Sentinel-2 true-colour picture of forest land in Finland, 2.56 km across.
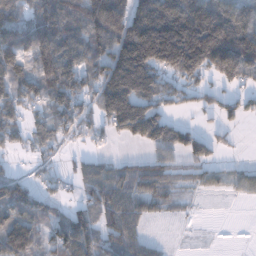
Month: December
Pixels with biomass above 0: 71%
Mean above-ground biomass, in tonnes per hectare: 93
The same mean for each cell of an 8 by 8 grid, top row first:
85 134 130 234 106 226 213 130
116 153 111 144 252 276 288 206
101 112 64 191 209 77 60 90
70 65 68 142 152 32 37 47
38 47 18 14 65 84 47 5
41 25 53 73 72 37 40 37
116 53 54 110 59 21 1 1
158 64 128 85 53 1 1 0
